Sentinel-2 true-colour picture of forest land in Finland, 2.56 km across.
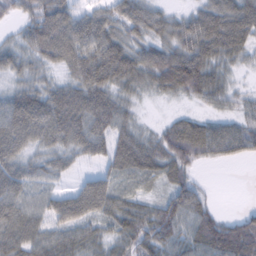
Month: February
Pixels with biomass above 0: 87%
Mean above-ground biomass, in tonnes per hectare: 61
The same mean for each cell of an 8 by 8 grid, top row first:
34 83 57 61 73 38 76 93
41 77 90 87 66 81 89 70
34 33 69 78 61 105 80 16
88 87 93 79 9 14 27 38
74 52 67 58 56 88 79 70
67 39 22 46 44 52 3 0
75 60 96 67 46 80 41 10
82 65 63 47 69 71 89 100
